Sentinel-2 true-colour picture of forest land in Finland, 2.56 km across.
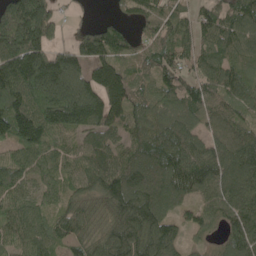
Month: May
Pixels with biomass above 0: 89%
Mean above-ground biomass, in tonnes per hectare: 118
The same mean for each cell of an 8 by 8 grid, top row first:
219 149 21 35 83 71 85 121
224 145 135 149 90 96 86 90
195 229 175 187 70 96 97 109
167 175 205 142 90 128 103 76
109 128 97 95 106 125 87 128
112 91 116 155 158 145 136 136
113 68 79 116 169 68 81 135
103 94 78 117 125 77 34 120
